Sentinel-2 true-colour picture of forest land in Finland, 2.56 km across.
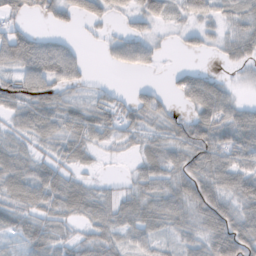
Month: November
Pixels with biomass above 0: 76%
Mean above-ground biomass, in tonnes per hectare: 43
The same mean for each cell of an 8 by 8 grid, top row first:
26 31 37 25 39 21 35 35
71 61 17 27 45 9 20 46
49 72 33 2 2 22 44 11
39 60 46 44 48 19 74 45
35 31 47 27 30 49 77 88
58 59 22 8 48 51 64 72
53 53 52 50 62 58 68 54
27 53 40 39 40 29 59 80
